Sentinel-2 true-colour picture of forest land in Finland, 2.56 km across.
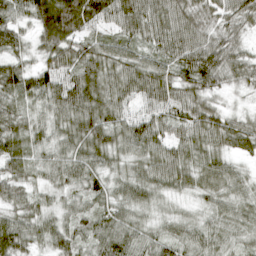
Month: April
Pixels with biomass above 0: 98%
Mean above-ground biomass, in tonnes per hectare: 57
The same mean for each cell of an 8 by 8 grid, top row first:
54 101 104 73 81 72 47 57
48 62 56 52 49 72 73 41
68 69 85 65 77 65 65 46
49 50 86 69 62 59 61 27
58 43 68 68 67 60 61 51
49 38 55 45 55 69 63 36
49 35 41 49 43 26 37 47
71 47 48 69 47 48 46 33
